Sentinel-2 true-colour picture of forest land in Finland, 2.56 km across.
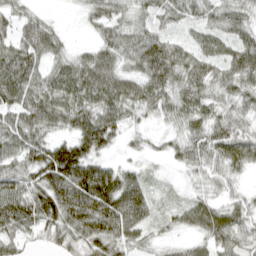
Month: April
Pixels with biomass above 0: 88%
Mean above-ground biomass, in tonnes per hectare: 60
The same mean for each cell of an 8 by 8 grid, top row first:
42 14 17 64 39 51 49 59
72 69 18 63 89 60 54 67
106 61 78 78 70 74 68 63
77 84 76 68 38 56 55 47
76 72 80 43 23 39 73 79
72 98 116 81 30 8 40 25
88 94 101 103 70 27 54 39
52 46 67 73 32 17 46 56
